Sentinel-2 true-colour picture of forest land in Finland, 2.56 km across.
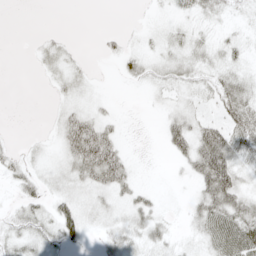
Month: May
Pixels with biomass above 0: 52%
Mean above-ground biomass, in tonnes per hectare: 16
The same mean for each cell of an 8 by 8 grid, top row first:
0 0 0 0 1 8 16 8
0 12 4 7 7 15 16 13
0 6 13 1 14 21 17 22
0 2 19 4 1 16 7 40
4 5 48 33 0 27 54 36
16 12 27 41 1 3 54 28
12 18 23 13 20 1 42 37
20 19 18 21 22 10 28 51
